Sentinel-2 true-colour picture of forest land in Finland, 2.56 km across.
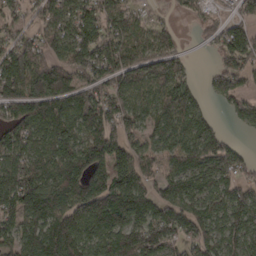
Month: March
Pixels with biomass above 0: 85%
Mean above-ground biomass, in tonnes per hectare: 112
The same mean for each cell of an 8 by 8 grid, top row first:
58 117 116 103 45 26 43 61
114 84 137 124 91 63 26 143
175 168 100 118 93 126 34 107
147 147 144 130 90 143 42 81
120 91 121 156 66 90 136 31
137 112 139 172 95 94 98 91
136 156 161 235 122 118 99 130
107 172 146 125 176 99 118 99
